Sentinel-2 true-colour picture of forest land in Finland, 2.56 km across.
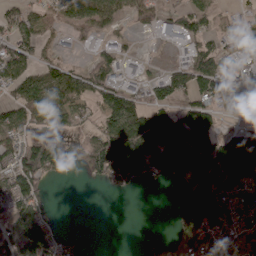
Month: April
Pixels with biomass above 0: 63%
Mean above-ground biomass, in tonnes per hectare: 72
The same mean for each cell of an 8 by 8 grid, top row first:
54 50 73 62 32 60 62 37
66 32 27 55 3 35 67 60
73 88 84 81 47 94 114 54
66 108 59 127 109 85 97 16
74 70 58 134 162 137 149 95
88 71 9 102 75 71 126 118
97 60 0 0 0 47 167 102
102 118 19 3 20 93 87 82
